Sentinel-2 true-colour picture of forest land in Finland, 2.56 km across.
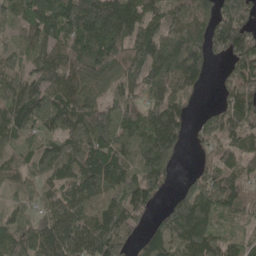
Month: May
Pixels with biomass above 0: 87%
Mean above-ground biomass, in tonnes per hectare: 107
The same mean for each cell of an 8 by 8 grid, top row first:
85 128 202 187 128 88 82 98
51 94 124 132 125 132 107 137
85 124 114 88 109 127 41 154
126 131 134 131 99 104 36 131
86 89 125 134 127 98 59 84
60 83 110 125 130 32 91 86
36 71 103 117 91 145 139 76
117 121 124 155 78 155 136 58
